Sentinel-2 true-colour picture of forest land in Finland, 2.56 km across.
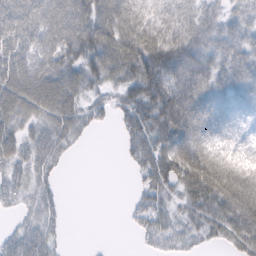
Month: February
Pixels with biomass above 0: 79%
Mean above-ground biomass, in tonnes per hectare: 66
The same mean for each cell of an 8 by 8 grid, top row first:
84 91 97 118 106 97 52 55
66 73 95 108 114 101 76 78
90 101 72 52 106 97 83 78
80 78 55 34 79 129 104 54
64 63 15 1 64 111 100 45
37 33 0 0 43 90 132 120
19 35 0 0 43 33 81 124
42 39 0 0 17 35 30 79
